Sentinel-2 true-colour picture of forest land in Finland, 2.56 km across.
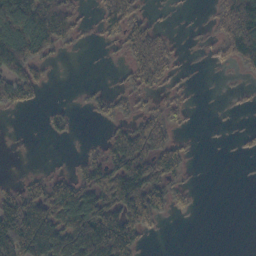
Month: October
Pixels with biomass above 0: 48%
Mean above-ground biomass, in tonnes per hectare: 49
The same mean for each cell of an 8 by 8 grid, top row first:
152 144 23 66 29 4 12 147
151 71 9 11 73 18 13 97
85 18 1 5 51 20 1 7
21 15 5 35 33 28 0 6
1 3 5 64 93 50 1 5
5 34 51 91 128 43 0 0
107 103 141 88 122 22 0 0
148 146 133 156 32 0 0 0
